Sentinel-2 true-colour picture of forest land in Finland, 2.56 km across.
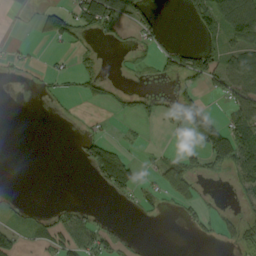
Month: September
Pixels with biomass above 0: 35%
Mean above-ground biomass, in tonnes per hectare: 21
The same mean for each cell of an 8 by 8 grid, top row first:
5 25 32 70 32 0 59 123
5 3 12 4 15 17 30 60
4 9 21 10 4 14 37 71
0 4 4 6 14 34 27 54
0 0 14 22 6 3 39 60
0 0 0 68 9 58 17 37
12 6 14 1 12 11 11 6
25 18 31 20 1 0 7 18
